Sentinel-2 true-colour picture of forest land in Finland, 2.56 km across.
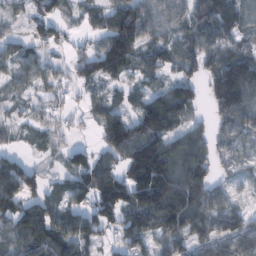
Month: February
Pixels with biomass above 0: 80%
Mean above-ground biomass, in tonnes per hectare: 80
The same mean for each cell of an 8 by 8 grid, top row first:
27 75 33 68 97 60 104 92
42 50 26 142 69 65 92 72
45 46 58 57 41 72 67 154
23 43 28 61 116 139 42 107
23 41 28 93 156 99 85 46
127 31 118 97 168 133 76 26
100 101 88 136 156 152 109 44
88 122 96 40 88 75 74 86
